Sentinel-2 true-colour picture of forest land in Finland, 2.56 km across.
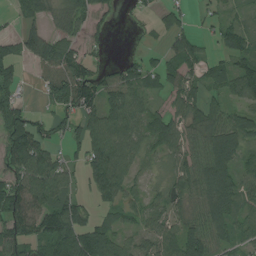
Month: August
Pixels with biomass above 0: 75%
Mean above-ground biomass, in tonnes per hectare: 62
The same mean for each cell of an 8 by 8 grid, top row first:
22 43 59 26 13 30 19 21
52 90 45 11 17 57 24 72
40 89 127 55 61 60 46 104
70 31 78 79 50 50 58 53
141 59 58 123 58 66 84 75
73 87 32 105 22 54 112 73
95 95 58 37 43 38 79 69
80 94 121 70 40 75 69 44
